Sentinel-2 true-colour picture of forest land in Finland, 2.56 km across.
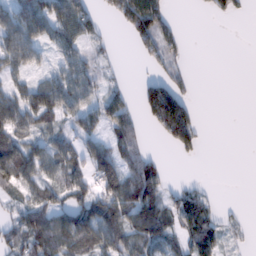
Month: February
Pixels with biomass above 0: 58%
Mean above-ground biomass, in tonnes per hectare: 51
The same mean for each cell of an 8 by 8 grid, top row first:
67 82 93 33 129 15 11 12
92 37 49 13 45 39 0 0
41 47 82 19 23 42 0 0
88 97 74 67 62 195 0 0
89 51 49 57 31 77 5 0
88 54 60 82 83 3 2 0
37 67 66 78 106 49 40 5
52 94 88 70 76 43 72 14
